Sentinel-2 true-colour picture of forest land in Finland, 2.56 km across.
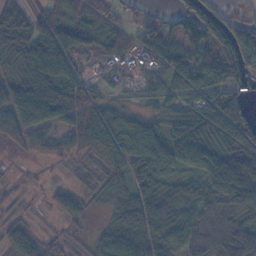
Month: November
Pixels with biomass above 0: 78%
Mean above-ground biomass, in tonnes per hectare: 54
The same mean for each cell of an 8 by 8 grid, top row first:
64 51 67 48 40 49 80 30
63 92 65 52 73 71 93 92
56 93 51 20 20 37 78 75
71 80 108 50 33 33 53 78
27 40 77 77 72 32 47 61
6 3 13 48 32 35 64 73
16 16 35 36 98 61 52 80
43 26 15 44 67 59 48 72
